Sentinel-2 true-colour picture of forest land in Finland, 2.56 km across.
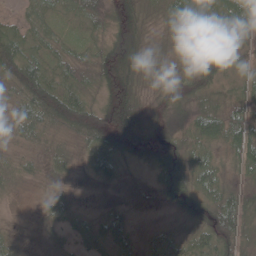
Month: May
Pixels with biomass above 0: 90%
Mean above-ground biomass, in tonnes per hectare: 37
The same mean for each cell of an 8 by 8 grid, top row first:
13 33 37 39 28 47 73 55
47 32 23 41 27 22 44 37
52 53 38 49 21 22 34 26
37 69 53 50 34 23 60 50
30 41 39 58 30 42 45 78
28 23 13 43 16 69 48 27
5 19 14 16 11 36 52 64
17 13 13 42 16 31 50 52
